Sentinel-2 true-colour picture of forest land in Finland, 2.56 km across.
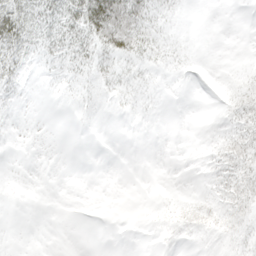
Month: April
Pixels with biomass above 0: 42%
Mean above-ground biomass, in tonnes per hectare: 10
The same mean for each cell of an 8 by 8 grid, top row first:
42 27 43 75 34 10 0 0
29 22 28 36 24 7 0 0
16 4 9 14 9 4 2 14
4 0 3 3 4 0 1 23
1 0 0 0 0 0 6 29
1 0 0 0 0 0 7 28
1 0 0 0 1 11 17 21
0 0 0 0 0 5 5 10
